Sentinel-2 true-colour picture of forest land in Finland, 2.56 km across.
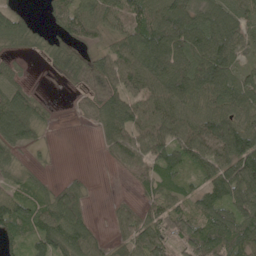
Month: May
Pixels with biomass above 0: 80%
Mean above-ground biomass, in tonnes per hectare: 72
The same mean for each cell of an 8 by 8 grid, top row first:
42 29 98 77 103 113 82 70
29 28 44 60 118 133 126 66
39 3 33 78 89 117 124 67
120 19 22 85 84 88 85 84
77 9 0 71 103 97 143 134
41 14 10 7 69 57 63 138
96 88 71 18 43 57 91 98
42 96 103 35 86 66 111 100
